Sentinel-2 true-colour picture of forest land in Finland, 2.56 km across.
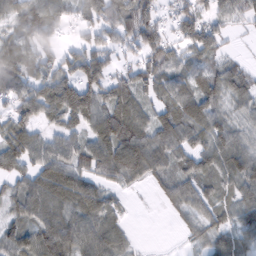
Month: February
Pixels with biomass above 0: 83%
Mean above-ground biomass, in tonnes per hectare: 69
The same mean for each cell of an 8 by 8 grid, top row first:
60 79 51 81 85 60 61 45
60 59 63 56 81 51 70 9
77 85 119 76 77 70 61 69
64 76 112 99 54 84 97 48
96 68 68 114 92 76 78 73
56 93 74 63 65 71 69 97
54 74 80 55 2 36 59 75
85 97 98 78 3 4 54 54
